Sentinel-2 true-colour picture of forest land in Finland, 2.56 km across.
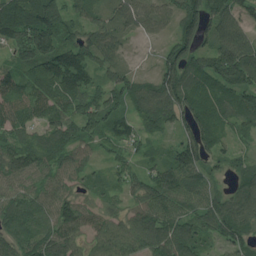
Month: July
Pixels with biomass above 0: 93%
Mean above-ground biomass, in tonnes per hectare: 84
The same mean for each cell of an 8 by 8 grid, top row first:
134 135 60 65 73 87 144 85
97 126 109 70 8 104 93 123
64 112 86 69 37 124 104 113
74 87 100 79 86 110 98 106
77 83 72 45 40 69 107 29
86 74 61 38 71 122 68 57
87 70 82 48 91 84 90 94
78 90 56 94 118 127 67 68
